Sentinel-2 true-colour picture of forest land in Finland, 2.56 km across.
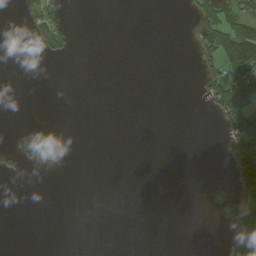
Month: August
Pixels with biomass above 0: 13%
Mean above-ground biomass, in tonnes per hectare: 19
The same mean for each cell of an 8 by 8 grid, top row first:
2 49 0 0 0 0 87 66
0 37 1 0 0 0 72 161
0 0 0 0 0 0 40 130
0 0 0 0 0 0 13 142
26 79 0 0 0 0 0 58
9 0 0 0 0 0 0 108
0 0 0 0 0 0 0 61
0 0 0 0 0 0 0 47
